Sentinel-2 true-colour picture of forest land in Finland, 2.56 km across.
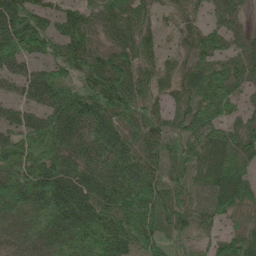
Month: June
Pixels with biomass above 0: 93%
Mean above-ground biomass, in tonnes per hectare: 77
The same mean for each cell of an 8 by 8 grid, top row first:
120 70 71 73 52 29 38 35
124 80 92 67 56 25 63 42
71 90 74 112 58 35 81 59
70 96 100 93 64 42 83 42
98 128 80 83 71 59 73 73
106 144 105 97 85 50 74 81
74 138 130 112 107 65 67 54
44 73 118 122 81 43 36 71
